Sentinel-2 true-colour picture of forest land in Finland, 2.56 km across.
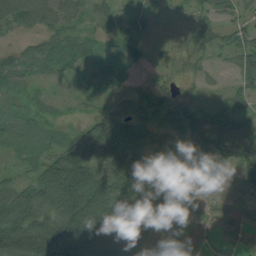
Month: August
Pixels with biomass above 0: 86%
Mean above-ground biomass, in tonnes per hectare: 67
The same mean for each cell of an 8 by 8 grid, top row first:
65 55 39 35 30 9 32 38
21 48 47 22 43 26 46 63
47 18 26 22 15 29 22 49
22 18 17 77 68 64 51 51
21 27 101 186 93 31 90 88
22 142 211 115 95 30 18 65
146 135 212 148 126 35 24 36
156 211 179 170 92 30 18 29
